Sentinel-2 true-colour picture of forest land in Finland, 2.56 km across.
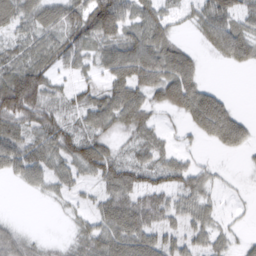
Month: March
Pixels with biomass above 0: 78%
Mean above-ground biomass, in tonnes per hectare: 56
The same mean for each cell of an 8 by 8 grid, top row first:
64 60 81 122 58 31 81 73
44 63 67 74 98 69 37 93
106 65 31 66 96 121 15 0
103 54 48 82 66 50 135 27
72 65 68 41 47 19 23 56
36 51 42 74 52 58 29 9
1 5 23 74 70 46 33 7
52 11 37 83 83 47 46 18
